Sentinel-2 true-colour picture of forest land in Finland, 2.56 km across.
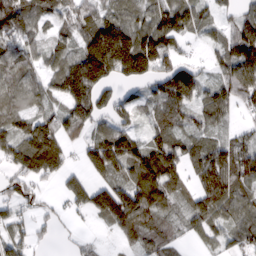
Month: March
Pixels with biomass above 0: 80%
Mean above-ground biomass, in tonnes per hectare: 85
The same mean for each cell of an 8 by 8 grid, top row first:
124 74 100 74 73 124 46 58
82 61 103 237 171 62 41 121
94 67 185 87 80 167 47 126
72 58 122 79 48 86 82 37
87 155 58 134 88 90 72 66
62 76 62 77 141 105 132 91
56 28 61 156 128 50 103 82
58 17 21 17 58 27 52 67
